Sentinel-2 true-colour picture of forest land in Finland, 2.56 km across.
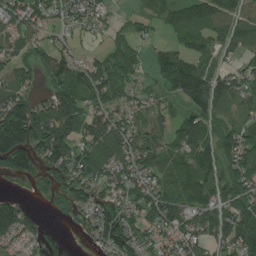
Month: July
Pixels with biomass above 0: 79%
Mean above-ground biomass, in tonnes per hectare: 88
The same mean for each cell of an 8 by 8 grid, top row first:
82 59 81 25 48 90 114 71
52 61 23 59 31 56 63 73
77 56 104 133 31 137 111 74
154 122 111 83 75 48 106 70
186 162 110 138 93 85 107 127
74 69 124 92 103 110 108 111
73 18 72 112 109 118 103 128
63 33 19 120 70 87 91 146
